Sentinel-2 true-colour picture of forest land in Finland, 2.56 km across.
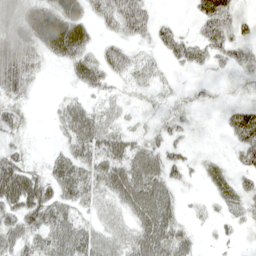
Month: May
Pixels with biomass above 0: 82%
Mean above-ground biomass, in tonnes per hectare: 39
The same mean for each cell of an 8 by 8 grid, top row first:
64 80 58 76 71 6 57 23
92 68 60 30 17 46 45 24
66 6 33 27 37 9 11 14
33 6 49 30 14 20 6 31
17 5 51 51 40 25 3 38
82 43 50 58 70 25 22 28
66 60 30 38 71 33 9 28
55 51 65 52 68 52 7 11
